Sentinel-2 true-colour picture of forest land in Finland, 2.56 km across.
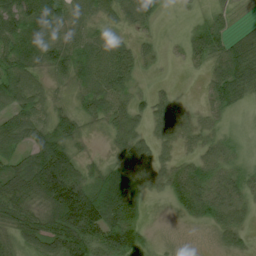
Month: July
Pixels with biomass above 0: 85%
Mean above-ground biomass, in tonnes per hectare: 42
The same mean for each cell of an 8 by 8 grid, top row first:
72 50 34 20 27 1 18 3
54 41 39 64 17 4 54 45
59 20 34 81 8 3 24 56
50 27 27 47 31 36 18 10
45 67 15 25 40 28 26 13
67 149 53 51 46 41 40 30
59 72 179 91 25 25 48 36
34 66 101 96 31 5 3 23
